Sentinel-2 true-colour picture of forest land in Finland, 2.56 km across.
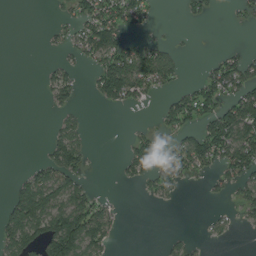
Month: August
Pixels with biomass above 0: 40%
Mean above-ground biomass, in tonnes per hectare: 44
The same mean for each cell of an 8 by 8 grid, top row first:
0 4 69 89 52 3 24 20
0 11 54 106 57 16 0 16
0 27 21 139 99 34 64 95
0 10 21 8 3 87 73 123
0 32 55 0 51 44 112 113
14 74 50 2 49 57 25 65
82 111 99 24 1 3 3 29
89 126 128 33 0 17 10 1
